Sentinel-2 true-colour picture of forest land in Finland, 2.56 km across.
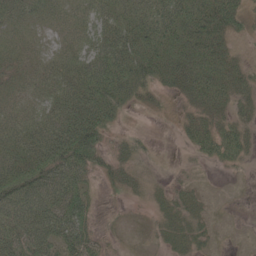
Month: May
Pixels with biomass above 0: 77%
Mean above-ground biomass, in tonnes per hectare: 39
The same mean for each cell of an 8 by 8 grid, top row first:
34 26 27 43 53 66 71 33
29 17 32 66 56 61 65 12
27 37 60 71 44 48 64 37
34 47 94 48 9 11 46 26
47 87 99 16 13 6 39 44
60 73 55 28 23 7 2 4
70 69 55 3 7 35 11 0
58 71 70 9 6 30 15 1
